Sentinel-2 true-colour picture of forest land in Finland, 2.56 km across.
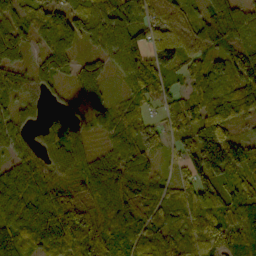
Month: October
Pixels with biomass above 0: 90%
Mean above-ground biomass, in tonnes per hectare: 71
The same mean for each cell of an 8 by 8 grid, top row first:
55 96 94 85 66 68 65 54
54 65 47 90 72 99 68 68
63 43 53 26 67 28 80 96
32 23 27 48 39 76 74 54
60 54 56 53 76 42 88 80
83 69 68 89 89 49 97 60
95 97 116 134 86 87 95 90
85 98 99 77 71 83 93 82
